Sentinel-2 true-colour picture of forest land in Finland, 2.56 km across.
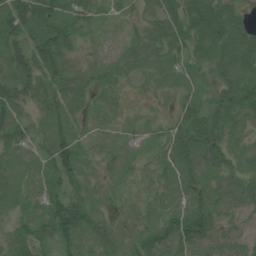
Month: July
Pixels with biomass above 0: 86%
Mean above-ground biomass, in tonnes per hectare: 37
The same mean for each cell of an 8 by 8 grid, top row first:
64 62 36 21 26 55 71 33
48 72 22 15 51 43 45 59
50 43 38 21 26 27 21 48
42 37 31 17 11 31 40 36
39 40 38 23 19 49 64 19
29 31 43 29 15 32 41 36
29 51 54 18 29 25 51 29
32 29 41 27 40 56 47 23
